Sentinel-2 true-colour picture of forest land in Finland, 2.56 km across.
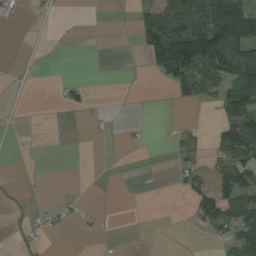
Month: August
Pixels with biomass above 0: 27%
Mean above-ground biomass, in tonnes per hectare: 33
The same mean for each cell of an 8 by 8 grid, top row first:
17 3 0 0 51 120 144 168
0 0 0 0 53 182 170 143
0 0 11 0 1 60 50 106
0 0 7 2 0 0 3 107
0 1 0 1 5 32 21 130
0 2 0 0 0 22 41 111
1 16 11 1 0 0 91 107
6 11 1 0 0 1 9 103
